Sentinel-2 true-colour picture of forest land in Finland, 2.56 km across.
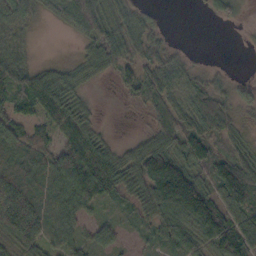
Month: October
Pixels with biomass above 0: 79%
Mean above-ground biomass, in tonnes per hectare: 54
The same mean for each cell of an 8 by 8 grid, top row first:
48 13 67 43 29 0 11 15
22 0 17 71 57 17 0 2
69 62 34 23 78 57 37 14
60 66 47 1 19 59 112 32
71 58 86 27 45 59 76 34
80 74 96 86 93 160 54 127
127 59 50 18 48 121 131 83
62 62 31 37 16 62 73 85
